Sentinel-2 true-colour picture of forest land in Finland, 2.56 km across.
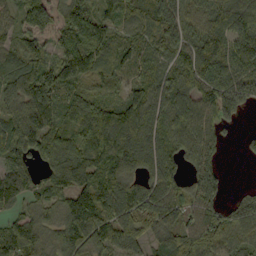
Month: September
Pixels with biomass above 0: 88%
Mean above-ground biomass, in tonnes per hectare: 115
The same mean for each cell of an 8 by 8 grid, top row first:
59 101 138 64 100 139 114 124
77 76 169 85 95 137 165 157
115 154 99 55 101 140 178 136
61 143 134 146 157 164 119 94
120 138 136 182 123 121 116 19
116 61 82 161 107 95 135 0
63 80 169 163 121 99 130 105
149 79 147 107 79 101 168 102
